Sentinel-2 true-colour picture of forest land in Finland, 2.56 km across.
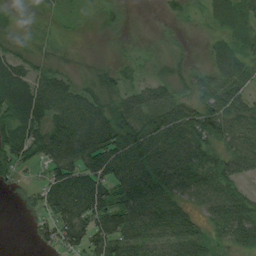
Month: August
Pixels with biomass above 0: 85%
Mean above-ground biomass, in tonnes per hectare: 52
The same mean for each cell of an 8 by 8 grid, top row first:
21 17 12 21 1 18 32 71
37 24 10 7 10 9 21 49
71 55 24 41 35 36 47 61
70 63 75 71 74 78 86 76
64 66 82 90 92 93 72 77
22 41 71 74 91 89 66 49
3 52 78 76 74 62 54 68
0 33 53 79 68 82 53 53
